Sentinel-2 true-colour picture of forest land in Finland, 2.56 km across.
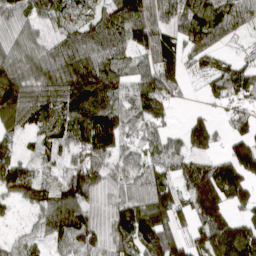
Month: March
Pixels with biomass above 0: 85%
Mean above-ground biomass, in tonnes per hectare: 101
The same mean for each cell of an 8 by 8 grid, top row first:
90 78 94 114 140 96 151 94
83 75 117 131 108 86 100 27
136 117 175 124 84 92 55 101
133 111 146 128 96 24 25 66
44 74 111 128 75 55 89 98
121 54 119 71 100 92 158 145
27 113 121 81 143 123 169 74
36 76 94 95 142 113 138 192
